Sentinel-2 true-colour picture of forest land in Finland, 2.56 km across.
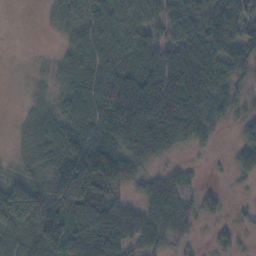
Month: November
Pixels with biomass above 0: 78%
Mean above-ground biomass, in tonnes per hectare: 65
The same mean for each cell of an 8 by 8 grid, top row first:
0 14 61 88 82 76 93 87
0 3 71 100 72 64 78 71
1 18 73 120 98 100 92 42
5 42 83 117 130 121 75 30
11 74 122 98 105 42 18 31
40 72 208 126 37 35 3 19
144 108 104 70 41 60 28 11
65 118 67 95 55 35 12 19
